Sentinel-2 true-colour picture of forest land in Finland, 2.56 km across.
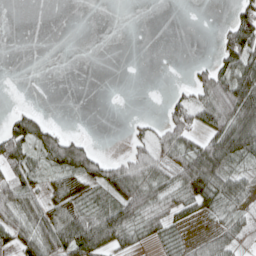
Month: April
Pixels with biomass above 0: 50%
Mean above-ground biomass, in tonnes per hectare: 40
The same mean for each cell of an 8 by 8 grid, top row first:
0 0 0 0 0 0 0 58
0 0 0 0 0 0 1 114
0 0 0 0 0 2 62 105
21 5 0 0 0 48 82 118
81 66 41 0 38 68 63 91
60 34 67 79 84 69 103 46
69 59 53 70 84 56 53 43
58 83 105 77 30 41 39 31
